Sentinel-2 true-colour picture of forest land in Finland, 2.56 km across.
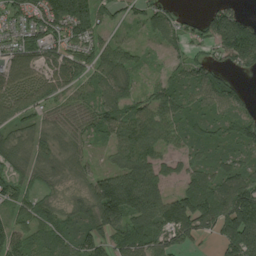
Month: August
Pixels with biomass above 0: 85%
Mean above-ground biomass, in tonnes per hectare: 78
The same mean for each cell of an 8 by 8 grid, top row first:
87 144 169 44 59 49 66 75
97 106 90 59 24 49 53 176
80 93 81 80 22 49 91 35
92 56 63 80 79 72 54 61
54 58 38 55 102 49 53 60
52 29 34 98 131 48 74 93
50 40 62 161 142 136 121 176
74 63 74 70 79 83 26 158
